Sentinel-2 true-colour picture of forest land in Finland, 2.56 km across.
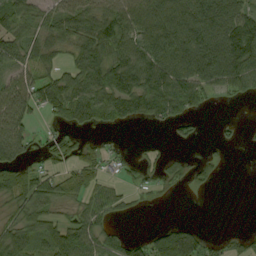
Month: September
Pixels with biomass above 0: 63%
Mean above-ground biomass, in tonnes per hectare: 53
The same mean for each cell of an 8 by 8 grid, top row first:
77 44 58 70 75 109 113 92
59 59 56 86 76 112 117 149
9 29 71 103 97 108 67 76
55 26 59 65 74 57 13 0
87 30 49 8 10 19 5 9
75 49 51 14 25 27 33 0
47 58 40 45 9 0 0 0
76 85 79 42 33 100 26 21
